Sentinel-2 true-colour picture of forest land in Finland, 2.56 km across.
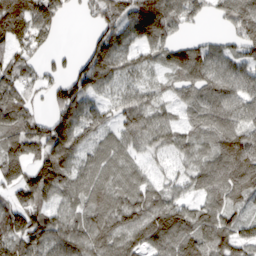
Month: March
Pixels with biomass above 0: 85%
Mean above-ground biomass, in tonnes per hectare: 97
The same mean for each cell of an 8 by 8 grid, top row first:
171 153 21 97 160 102 47 126
75 30 24 142 82 77 71 75
99 58 116 80 56 63 98 100
121 59 118 61 92 52 96 106
133 162 114 71 65 74 70 144
122 179 95 79 56 55 96 154
120 96 79 119 125 93 82 63
130 114 109 105 122 121 123 100
